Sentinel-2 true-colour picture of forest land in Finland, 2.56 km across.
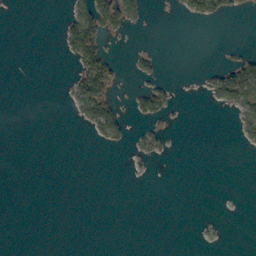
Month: October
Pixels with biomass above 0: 13%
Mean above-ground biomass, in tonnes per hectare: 9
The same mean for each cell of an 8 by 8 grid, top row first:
1 0 35 44 13 4 39 12
0 0 87 3 3 0 0 2
0 0 50 45 8 2 16 70
0 0 25 43 24 5 1 28
0 0 0 16 14 1 0 8
0 0 0 0 2 0 0 0
0 0 0 0 0 0 0 0
0 0 0 0 0 0 2 0
